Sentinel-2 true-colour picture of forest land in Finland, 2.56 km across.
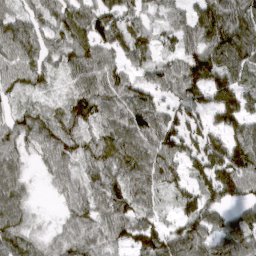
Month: March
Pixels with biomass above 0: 88%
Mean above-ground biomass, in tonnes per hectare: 88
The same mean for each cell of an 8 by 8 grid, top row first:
64 74 98 103 60 72 111 103
98 85 90 95 76 63 110 119
74 54 70 87 57 93 138 86
65 70 103 91 114 82 86 122
84 96 91 106 111 106 120 105
62 46 73 98 106 54 119 133
77 3 85 111 82 51 94 60
94 48 102 86 112 109 85 97
